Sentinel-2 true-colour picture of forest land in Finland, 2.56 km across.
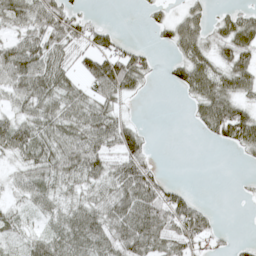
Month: May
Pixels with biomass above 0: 68%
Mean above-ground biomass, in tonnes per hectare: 46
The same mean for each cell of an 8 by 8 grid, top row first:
58 74 36 0 10 25 29 44
68 64 48 49 19 40 45 69
71 76 39 100 36 30 75 59
36 60 66 48 1 0 72 69
65 54 75 60 41 0 10 53
25 51 55 56 73 2 0 4
21 37 50 62 86 79 19 0
22 47 69 69 86 78 44 9
